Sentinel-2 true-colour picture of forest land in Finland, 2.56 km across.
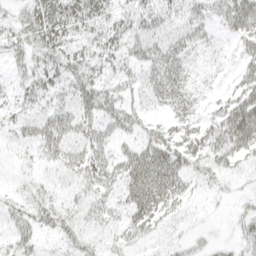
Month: April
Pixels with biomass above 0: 69%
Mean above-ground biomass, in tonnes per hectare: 29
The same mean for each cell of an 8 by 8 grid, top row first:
19 37 36 28 37 25 25 49
21 35 20 27 35 32 18 23
16 27 37 24 27 38 12 31
19 27 36 33 22 27 21 71
21 39 35 25 37 52 48 57
8 12 35 35 66 53 24 14
21 30 23 24 58 29 6 11
23 9 24 22 23 14 10 18
